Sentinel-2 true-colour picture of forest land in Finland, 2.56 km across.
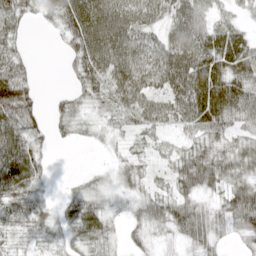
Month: April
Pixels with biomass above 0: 81%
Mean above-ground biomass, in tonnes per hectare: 44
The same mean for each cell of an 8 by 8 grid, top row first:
61 23 95 90 65 61 46 23
32 2 65 85 61 67 66 63
71 0 36 65 69 69 81 61
76 23 20 28 56 56 78 54
78 21 12 11 20 22 41 35
79 14 11 13 22 44 66 38
51 19 50 17 27 48 27 74
22 23 31 21 22 20 38 27
